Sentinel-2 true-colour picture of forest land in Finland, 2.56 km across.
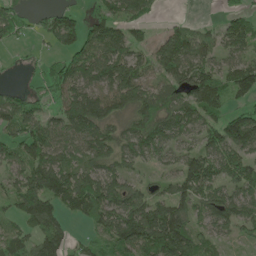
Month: May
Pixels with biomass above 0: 75%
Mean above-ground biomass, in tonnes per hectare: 91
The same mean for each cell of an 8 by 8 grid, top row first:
51 48 61 94 55 8 1 62
26 17 105 131 66 117 74 91
4 85 113 137 95 85 116 137
117 50 160 107 104 99 95 74
97 124 89 105 118 67 99 153
72 152 108 107 30 74 131 119
71 115 105 125 138 118 97 113
82 110 35 85 141 187 59 38
